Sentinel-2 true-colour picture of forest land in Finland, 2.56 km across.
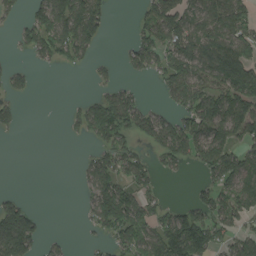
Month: August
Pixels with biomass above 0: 53%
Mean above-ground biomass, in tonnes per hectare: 69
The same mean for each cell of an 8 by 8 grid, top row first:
23 108 149 26 47 101 108 96
19 76 86 0 92 96 103 118
42 0 0 29 15 109 107 177
33 0 43 127 67 59 129 125
0 0 6 82 30 101 144 83
0 0 27 94 59 16 50 113
94 1 13 157 82 47 85 85
211 25 4 50 107 177 119 70
